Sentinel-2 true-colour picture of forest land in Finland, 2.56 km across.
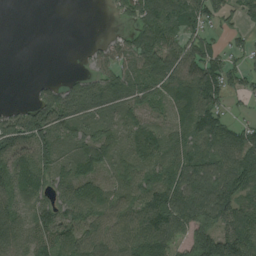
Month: August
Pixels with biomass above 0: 78%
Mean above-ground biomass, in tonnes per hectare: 77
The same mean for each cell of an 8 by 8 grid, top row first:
0 0 0 18 99 88 85 65
0 0 5 71 113 95 69 35
0 30 48 73 87 112 121 53
65 140 61 45 52 68 112 17
97 108 82 60 83 63 81 104
101 87 77 39 80 102 116 122
71 101 116 79 113 124 125 105
74 93 98 86 119 68 160 153
